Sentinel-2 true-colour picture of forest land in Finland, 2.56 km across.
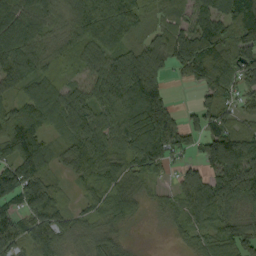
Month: September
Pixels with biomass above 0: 88%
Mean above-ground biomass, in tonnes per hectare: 83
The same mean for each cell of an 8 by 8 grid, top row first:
116 88 98 93 52 46 99 137
107 69 68 76 72 113 131 83
75 63 42 127 169 18 87 85
68 91 121 88 179 48 91 53
120 65 102 84 130 99 59 106
148 79 49 69 74 32 72 145
73 131 33 66 24 47 92 77
99 102 52 66 4 15 57 96
